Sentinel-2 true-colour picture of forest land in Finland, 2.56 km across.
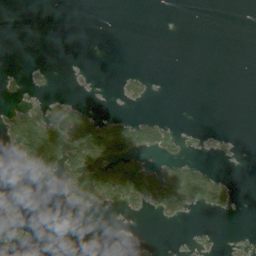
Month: July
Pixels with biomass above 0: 21%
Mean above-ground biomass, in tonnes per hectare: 30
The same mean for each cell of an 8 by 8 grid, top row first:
0 0 0 0 0 0 0 0
0 0 0 0 0 0 0 0
8 13 5 3 37 0 0 0
59 101 93 16 11 0 0 0
58 196 162 179 93 28 15 3
2 43 86 124 101 97 65 1
1 0 34 26 36 66 47 4
12 0 88 0 0 1 4 2
